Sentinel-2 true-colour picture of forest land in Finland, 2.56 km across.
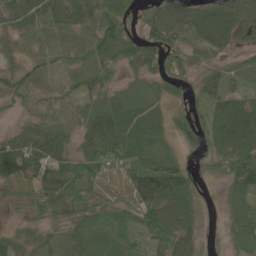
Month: May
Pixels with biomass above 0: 88%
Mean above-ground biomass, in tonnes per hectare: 54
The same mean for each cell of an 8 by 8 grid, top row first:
72 62 54 65 29 90 79 70
23 19 28 67 62 53 55 31
49 25 28 32 48 41 38 35
21 25 37 98 80 32 50 71
77 102 44 91 70 26 60 90
77 71 85 33 107 86 25 71
20 65 67 40 80 108 12 52
34 31 42 25 40 95 12 51
